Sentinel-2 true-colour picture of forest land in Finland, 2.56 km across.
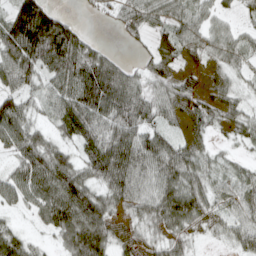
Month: April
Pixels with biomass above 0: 85%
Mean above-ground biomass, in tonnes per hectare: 72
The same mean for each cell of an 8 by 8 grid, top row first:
104 115 11 32 81 59 41 27
135 182 102 12 25 56 53 55
85 66 126 134 57 46 27 34
92 48 118 115 97 56 57 44
81 72 68 109 95 49 32 31
66 110 88 119 80 88 61 49
38 91 126 65 70 109 68 63
56 19 120 76 61 57 24 61
